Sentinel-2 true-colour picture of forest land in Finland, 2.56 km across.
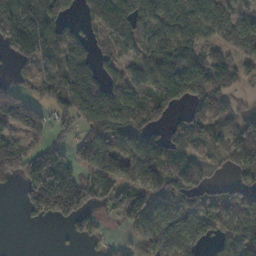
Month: November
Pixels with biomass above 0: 70%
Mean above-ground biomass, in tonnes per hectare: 89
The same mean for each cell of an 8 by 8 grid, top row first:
207 145 55 155 70 99 79 57
114 122 134 49 70 130 69 73
42 102 208 72 87 162 152 54
147 68 105 126 107 52 78 52
97 101 97 94 93 72 67 94
67 184 95 89 104 95 42 69
8 108 113 64 116 63 77 73
0 0 33 17 51 77 47 120
